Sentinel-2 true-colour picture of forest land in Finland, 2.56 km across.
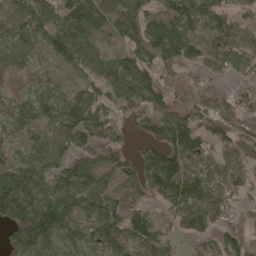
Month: April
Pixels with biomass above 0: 85%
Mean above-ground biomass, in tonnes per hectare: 85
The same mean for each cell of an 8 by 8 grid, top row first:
86 82 143 91 74 92 89 45
72 75 108 50 103 96 78 95
28 50 46 99 105 46 51 52
69 83 146 74 74 85 101 86
46 68 81 68 57 159 92 79
115 93 135 75 119 80 77 68
150 157 92 77 53 82 106 41
106 118 75 78 82 47 72 95
